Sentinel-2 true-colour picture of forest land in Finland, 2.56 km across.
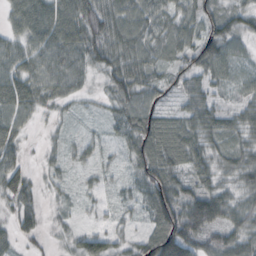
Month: October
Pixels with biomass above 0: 90%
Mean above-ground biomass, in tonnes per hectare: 47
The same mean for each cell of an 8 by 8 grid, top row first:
51 78 77 68 64 47 50 47
45 73 75 72 62 50 60 30
66 62 38 52 57 24 22 22
61 18 12 31 59 25 32 23
41 13 24 17 75 76 51 43
61 18 12 13 58 54 45 49
54 14 11 12 41 97 104 51
34 14 40 35 45 115 54 63
